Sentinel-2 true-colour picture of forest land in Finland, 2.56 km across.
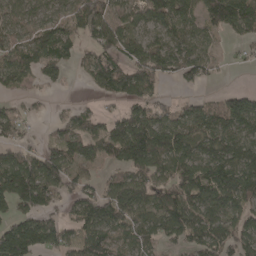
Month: April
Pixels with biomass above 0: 74%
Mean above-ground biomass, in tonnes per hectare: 84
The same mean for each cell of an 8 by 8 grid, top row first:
67 70 106 78 88 128 115 114
74 112 53 92 85 89 48 16
75 36 16 122 113 44 27 0
30 7 42 26 84 62 88 108
59 34 97 110 174 141 99 107
163 125 59 32 101 119 127 139
77 63 76 90 97 125 106 85
174 105 79 63 72 65 106 87
